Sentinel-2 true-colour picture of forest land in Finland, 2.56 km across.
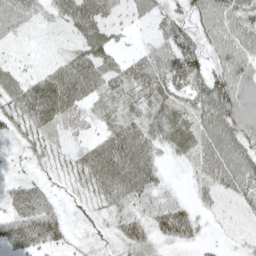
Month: May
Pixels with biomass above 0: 90%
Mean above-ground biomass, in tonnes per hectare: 47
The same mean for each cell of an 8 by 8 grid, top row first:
49 25 77 42 31 39 54 53
15 11 41 38 24 68 42 60
32 61 89 54 74 65 59 65
54 75 45 44 59 60 65 68
23 33 21 71 60 48 61 54
21 18 44 83 66 4 48 65
66 66 12 37 25 49 22 28
81 81 14 28 54 45 12 17
